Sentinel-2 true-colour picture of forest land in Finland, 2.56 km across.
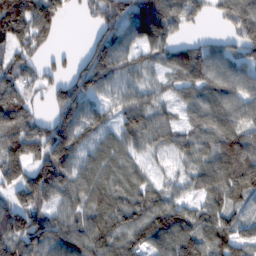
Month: February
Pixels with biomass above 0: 85%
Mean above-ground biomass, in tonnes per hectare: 97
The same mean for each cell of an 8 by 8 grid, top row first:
171 153 21 97 160 102 47 126
75 30 24 142 82 77 71 75
99 58 116 80 56 63 98 100
121 59 118 61 92 52 96 106
133 162 114 71 65 74 70 144
122 179 95 79 56 55 96 154
120 96 79 119 125 93 82 63
130 114 109 105 122 121 123 100
